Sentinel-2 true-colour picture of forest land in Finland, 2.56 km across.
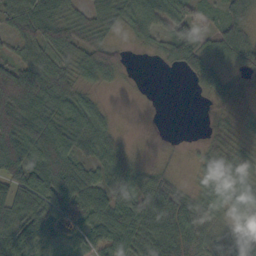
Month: October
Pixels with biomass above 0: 81%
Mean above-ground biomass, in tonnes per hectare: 51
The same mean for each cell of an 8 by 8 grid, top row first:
58 67 41 65 61 66 26 43
33 58 65 35 16 72 39 66
80 67 41 20 1 2 46 33
92 70 70 11 0 0 11 26
114 99 57 44 1 2 26 35
80 92 62 58 47 14 51 72
82 76 78 76 76 70 53 47
74 54 54 72 61 64 42 42
